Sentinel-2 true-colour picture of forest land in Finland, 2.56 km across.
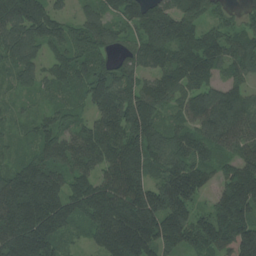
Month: July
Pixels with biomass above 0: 94%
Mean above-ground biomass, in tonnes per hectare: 132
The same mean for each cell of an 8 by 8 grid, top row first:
194 164 69 93 170 184 83 48
136 105 144 86 165 163 150 105
82 88 114 150 102 143 108 73
37 58 58 169 162 75 139 108
42 114 128 169 181 132 105 100
136 137 123 147 115 190 96 181
200 196 153 198 218 181 74 201
184 144 32 174 197 138 144 217
